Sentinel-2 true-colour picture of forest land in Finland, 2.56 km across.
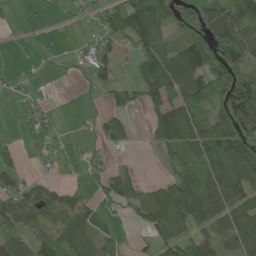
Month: June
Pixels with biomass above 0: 67%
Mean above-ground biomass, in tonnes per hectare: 69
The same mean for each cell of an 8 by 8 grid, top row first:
11 20 25 90 200 71 107 94
2 10 12 46 88 72 122 97
20 13 8 45 103 116 129 110
19 33 5 44 34 105 97 137
29 56 48 36 11 93 118 137
53 18 76 68 11 61 101 121
92 85 97 38 89 142 99 101
74 53 87 74 20 96 71 80
